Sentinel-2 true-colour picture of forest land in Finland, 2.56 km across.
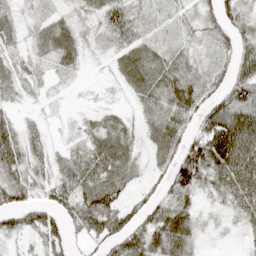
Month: April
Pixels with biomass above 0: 86%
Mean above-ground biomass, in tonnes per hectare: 42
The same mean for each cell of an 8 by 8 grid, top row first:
24 26 25 46 20 22 33 43
26 33 29 28 35 22 21 51
25 14 11 12 42 73 38 72
25 10 8 15 47 83 68 88
51 21 26 44 32 69 108 109
47 32 57 47 19 79 65 95
55 44 65 66 42 59 12 43
24 46 16 58 68 68 8 12
